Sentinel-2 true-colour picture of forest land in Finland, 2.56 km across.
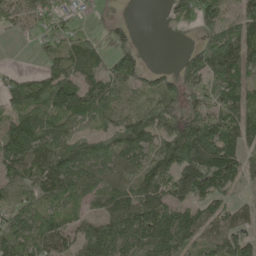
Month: May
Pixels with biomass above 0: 82%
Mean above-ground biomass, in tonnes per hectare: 100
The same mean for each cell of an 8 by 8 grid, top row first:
61 67 31 18 0 66 124 79
3 75 104 60 18 5 165 167
62 109 96 102 63 77 125 112
93 125 161 79 76 65 77 110
194 126 100 107 115 138 228 114
112 146 131 59 82 145 178 104
98 89 48 95 171 123 90 62
148 130 99 143 122 115 93 107
